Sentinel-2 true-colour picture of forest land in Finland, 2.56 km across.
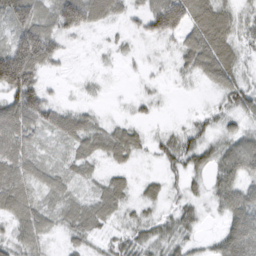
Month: March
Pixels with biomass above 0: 83%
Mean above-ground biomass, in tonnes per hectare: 39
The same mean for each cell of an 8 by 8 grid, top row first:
69 37 84 38 46 98 78 32
80 75 6 13 8 27 86 36
134 19 7 3 9 11 33 37
76 54 31 5 15 2 18 43
54 14 39 57 26 50 34 45
54 31 24 29 12 23 36 54
55 31 42 44 24 28 17 63
36 23 32 29 41 39 14 73
